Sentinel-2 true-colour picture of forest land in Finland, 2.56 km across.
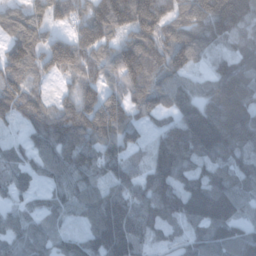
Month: January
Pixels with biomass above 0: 91%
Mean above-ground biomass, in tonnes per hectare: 95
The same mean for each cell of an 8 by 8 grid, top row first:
68 75 88 160 159 89 169 161
86 93 145 85 126 116 75 75
89 37 112 74 94 68 66 148
73 76 114 98 44 70 100 127
37 83 101 96 41 142 151 135
92 56 78 91 94 100 79 91
43 51 59 106 135 108 158 85
75 63 79 146 90 34 93 100
